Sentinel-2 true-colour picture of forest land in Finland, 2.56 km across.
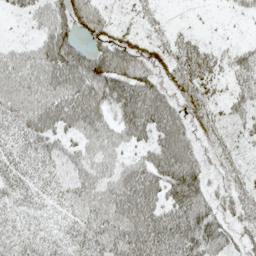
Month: May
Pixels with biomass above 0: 79%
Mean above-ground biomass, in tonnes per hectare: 42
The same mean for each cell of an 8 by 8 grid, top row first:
13 50 62 17 16 2 3 11
24 58 38 54 30 39 26 21
60 61 65 71 50 48 43 34
50 62 68 39 75 47 36 30
32 41 37 40 36 72 27 20
34 33 44 44 59 69 29 22
29 23 38 60 64 58 46 35
33 29 37 61 73 69 69 23
